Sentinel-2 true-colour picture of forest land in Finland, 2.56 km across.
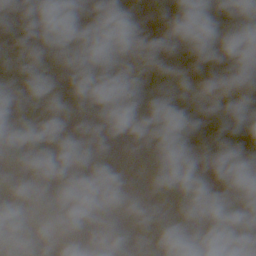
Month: November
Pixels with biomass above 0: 80%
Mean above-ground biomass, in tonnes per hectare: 78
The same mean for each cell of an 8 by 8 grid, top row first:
58 99 94 59 80 39 73 87
81 100 40 27 87 132 113 120
76 94 19 57 86 52 71 100
145 87 26 58 75 32 26 89
142 88 4 26 85 30 18 74
69 82 28 78 99 110 29 73
71 122 35 69 133 158 82 87
125 143 91 20 103 136 139 89
